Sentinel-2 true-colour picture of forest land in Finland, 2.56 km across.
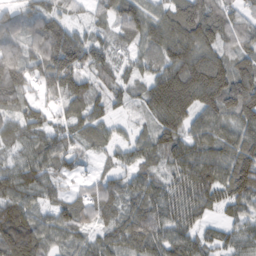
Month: February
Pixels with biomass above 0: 91%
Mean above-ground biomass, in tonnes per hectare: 85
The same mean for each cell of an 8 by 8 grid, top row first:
56 88 25 75 90 103 113 67
70 107 114 57 63 105 92 83
125 101 90 52 61 145 154 111
73 56 73 41 50 127 88 109
68 96 65 57 70 101 100 114
101 82 36 62 71 79 120 150
117 61 75 70 82 89 66 72
105 68 61 76 96 90 67 80
